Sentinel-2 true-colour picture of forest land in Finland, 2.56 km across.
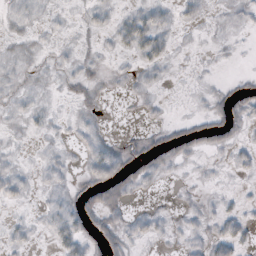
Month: October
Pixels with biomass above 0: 47%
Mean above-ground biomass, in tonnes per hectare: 7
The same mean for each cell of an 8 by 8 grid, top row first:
8 4 3 8 16 8 4 6
7 3 4 7 23 6 2 2
7 4 10 3 7 2 3 4
6 6 6 0 3 0 12 17
3 3 6 7 12 22 12 8
10 7 6 21 13 3 2 2
3 7 17 17 4 4 4 5
7 5 17 19 7 4 11 11
